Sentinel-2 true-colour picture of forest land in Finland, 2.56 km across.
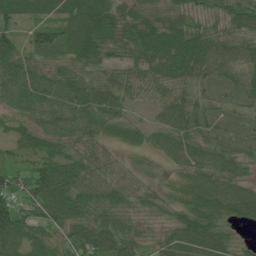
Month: June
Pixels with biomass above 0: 94%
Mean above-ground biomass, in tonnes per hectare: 62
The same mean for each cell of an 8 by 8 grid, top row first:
44 40 78 64 63 58 31 58
60 86 85 61 88 93 78 65
70 67 60 58 54 64 46 49
47 65 74 65 13 77 56 34
47 60 46 36 38 69 64 45
59 96 73 47 28 28 67 55
72 83 70 70 51 51 90 78
75 62 93 90 48 78 98 30
